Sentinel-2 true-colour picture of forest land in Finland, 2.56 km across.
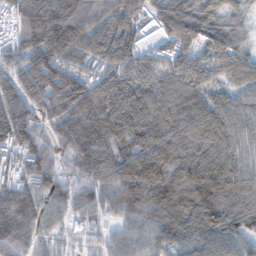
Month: February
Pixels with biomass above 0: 93%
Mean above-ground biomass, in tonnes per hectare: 92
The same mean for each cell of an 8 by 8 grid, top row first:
80 125 125 107 51 104 76 39
62 132 113 110 42 64 79 57
84 128 96 95 86 90 54 67
110 81 120 130 132 113 106 71
91 57 111 115 138 115 110 67
64 81 67 105 161 128 141 100
140 56 58 59 105 136 136 112
98 37 35 42 61 78 86 78
